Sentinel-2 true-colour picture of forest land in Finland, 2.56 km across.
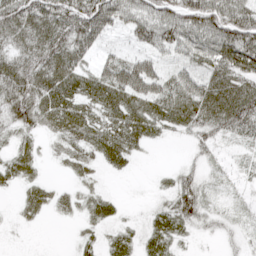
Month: April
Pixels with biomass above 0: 76%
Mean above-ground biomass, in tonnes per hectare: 41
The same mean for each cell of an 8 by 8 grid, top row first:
65 70 78 74 76 78 92 81
44 63 63 14 40 59 70 102
64 65 54 61 74 34 49 68
54 55 51 49 50 51 68 78
21 11 39 58 31 5 33 21
24 5 16 11 1 28 19 13
10 21 18 21 6 56 29 15
3 0 13 24 29 27 9 19
